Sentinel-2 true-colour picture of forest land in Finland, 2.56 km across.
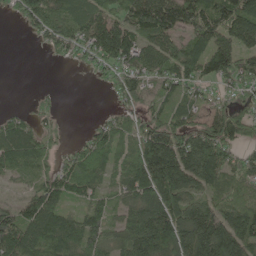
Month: May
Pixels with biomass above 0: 79%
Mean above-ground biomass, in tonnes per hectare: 95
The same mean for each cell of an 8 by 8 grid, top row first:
36 117 88 100 167 157 150 161
0 34 83 166 101 83 138 113
0 0 1 59 74 100 80 97
25 23 0 30 56 85 64 58
117 56 46 93 136 161 162 69
36 76 123 48 147 186 125 79
68 123 57 58 160 146 115 104
136 106 117 68 190 168 207 158
